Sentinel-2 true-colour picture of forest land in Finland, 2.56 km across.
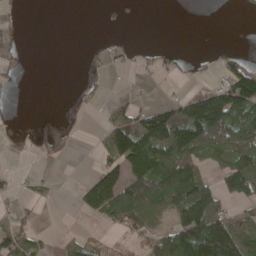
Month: May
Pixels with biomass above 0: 39%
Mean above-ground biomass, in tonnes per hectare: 52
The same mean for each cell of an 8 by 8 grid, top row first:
5 0 0 7 2 0 0 4
17 0 1 16 8 10 1 5
10 0 4 2 10 10 10 145
1 0 5 34 49 85 237 149
5 9 2 109 147 157 121 113
13 7 6 126 149 153 51 137
19 2 40 129 124 102 123 34
70 8 34 10 48 138 208 139
